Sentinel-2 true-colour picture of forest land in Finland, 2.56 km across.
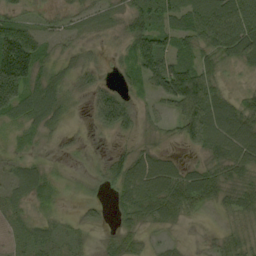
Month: September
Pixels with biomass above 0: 79%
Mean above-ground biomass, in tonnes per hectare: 40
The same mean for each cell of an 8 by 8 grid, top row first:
35 18 26 27 60 41 84 85
149 23 19 14 80 57 47 70
172 41 30 16 52 70 57 11
57 44 8 60 20 30 79 56
20 15 9 11 17 15 54 64
29 23 7 40 53 51 50 32
21 16 16 19 50 52 18 49
16 36 20 22 22 12 12 37
